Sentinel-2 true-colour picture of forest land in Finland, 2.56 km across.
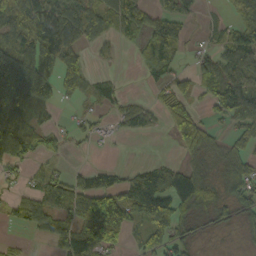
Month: October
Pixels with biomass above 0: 63%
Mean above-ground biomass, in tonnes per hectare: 62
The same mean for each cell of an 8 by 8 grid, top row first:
114 81 70 82 62 61 6 40
78 116 32 16 58 52 16 75
180 129 87 20 18 50 67 73
113 29 17 26 37 84 30 87
132 51 17 20 0 37 56 54
26 52 34 41 62 71 49 80
38 91 131 207 106 86 48 55
10 35 116 123 56 64 8 12
